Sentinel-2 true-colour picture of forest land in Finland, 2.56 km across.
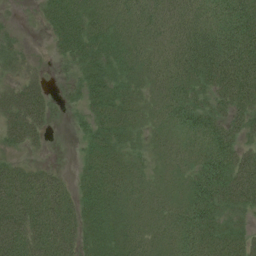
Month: July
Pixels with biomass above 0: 86%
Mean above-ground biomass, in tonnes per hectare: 49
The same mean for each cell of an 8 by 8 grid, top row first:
3 41 58 49 47 48 57 84
24 10 60 51 42 53 87 90
28 15 36 52 36 55 68 86
67 42 22 60 27 57 50 48
40 14 19 46 20 36 63 41
59 40 27 53 25 25 90 72
80 73 56 58 34 40 79 43
78 77 50 56 49 51 64 48
